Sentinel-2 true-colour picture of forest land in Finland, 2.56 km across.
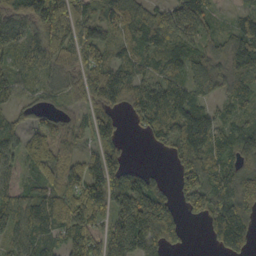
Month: October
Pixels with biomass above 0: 84%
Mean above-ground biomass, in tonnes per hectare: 90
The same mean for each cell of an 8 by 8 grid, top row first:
95 203 139 85 94 132 82 39
59 159 111 64 86 90 73 75
59 47 74 104 73 70 113 71
48 47 50 76 94 101 78 63
64 88 39 91 11 76 103 97
47 87 95 138 64 51 112 135
88 89 151 108 237 86 114 113
73 66 91 163 162 66 23 82
